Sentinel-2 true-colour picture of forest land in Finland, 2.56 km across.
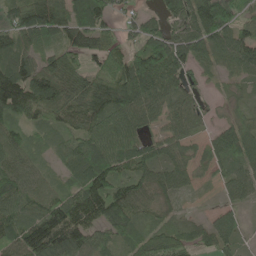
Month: May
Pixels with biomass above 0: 87%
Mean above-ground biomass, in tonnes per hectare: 84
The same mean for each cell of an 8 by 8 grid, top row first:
92 134 118 57 45 73 149 69
87 52 77 66 98 119 107 128
137 124 105 117 142 90 28 51
97 70 94 112 97 80 39 47
86 46 71 97 68 69 55 112
96 44 89 109 79 85 25 80
93 107 126 129 69 30 14 47
99 154 89 62 70 82 63 39
